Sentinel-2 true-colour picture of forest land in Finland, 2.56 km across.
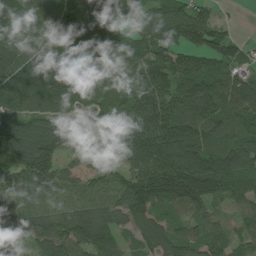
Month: July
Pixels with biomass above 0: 93%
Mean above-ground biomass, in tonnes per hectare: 113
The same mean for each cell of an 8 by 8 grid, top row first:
175 147 173 90 122 149 67 2
142 139 144 97 110 120 99 53
131 191 123 69 117 128 130 86
115 110 81 91 143 133 144 109
152 130 158 108 174 172 122 117
139 110 76 79 139 160 161 128
113 85 72 76 114 76 71 74
92 110 92 81 59 84 97 72
